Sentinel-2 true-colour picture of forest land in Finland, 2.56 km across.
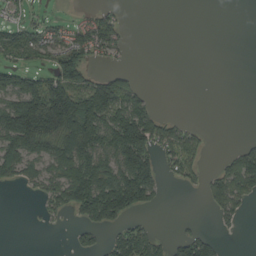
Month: August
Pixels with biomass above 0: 43%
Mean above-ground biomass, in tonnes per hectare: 64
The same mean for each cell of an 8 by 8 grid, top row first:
22 18 14 42 0 0 0 0
91 67 96 59 0 0 0 0
96 106 104 81 5 0 0 0
200 290 214 138 99 1 0 0
152 110 199 130 169 82 16 14
63 72 152 122 169 38 30 107
0 42 115 168 77 0 28 47
0 0 34 42 90 41 44 2
